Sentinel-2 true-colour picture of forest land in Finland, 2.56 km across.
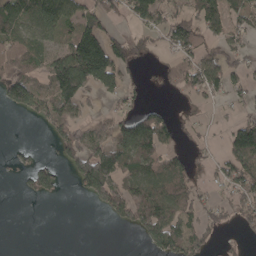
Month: April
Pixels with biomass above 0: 53%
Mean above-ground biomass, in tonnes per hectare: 69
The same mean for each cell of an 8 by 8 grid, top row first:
114 144 79 58 91 64 113 72
114 61 197 112 21 63 56 67
113 103 182 102 14 58 111 48
34 96 53 40 57 13 8 34
7 12 108 123 131 34 16 144
13 62 92 128 96 105 23 98
0 0 0 89 147 117 57 76
0 0 0 0 42 120 53 22
